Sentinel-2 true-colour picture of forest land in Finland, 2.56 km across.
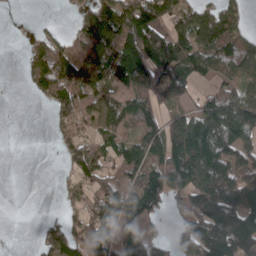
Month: April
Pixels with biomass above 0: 67%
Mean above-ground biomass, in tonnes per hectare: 101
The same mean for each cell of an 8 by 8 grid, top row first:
0 3 59 135 146 107 115 77
0 127 88 133 163 159 135 158
2 186 139 123 133 130 64 92
0 41 98 95 104 83 148 188
0 5 66 83 102 207 237 129
0 0 67 81 124 200 252 107
0 1 55 122 104 45 201 185
0 74 93 97 137 87 218 172
